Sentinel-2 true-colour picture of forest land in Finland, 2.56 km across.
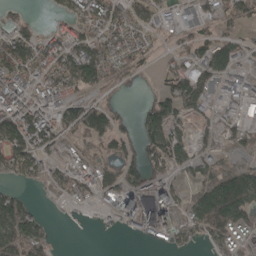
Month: April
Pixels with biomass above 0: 65%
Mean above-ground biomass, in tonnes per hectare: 63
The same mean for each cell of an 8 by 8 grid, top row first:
29 16 86 82 65 34 41 71
113 89 95 80 44 41 74 49
101 89 95 55 10 80 72 51
117 88 66 53 56 86 36 39
92 64 35 61 73 91 36 47
47 48 76 62 90 48 60 106
65 5 18 67 68 90 148 115
92 39 0 2 32 67 59 53
